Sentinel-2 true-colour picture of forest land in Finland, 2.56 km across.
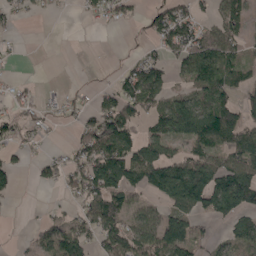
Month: May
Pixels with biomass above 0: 56%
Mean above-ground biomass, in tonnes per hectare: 60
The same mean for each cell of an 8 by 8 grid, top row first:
24 13 15 41 28 97 33 69
8 0 0 1 22 74 111 52
18 1 3 19 112 29 115 62
35 25 35 65 61 133 124 77
37 19 42 80 85 59 97 102
23 26 59 70 93 180 150 146
3 9 38 95 54 87 103 132
7 65 58 96 97 145 40 72
